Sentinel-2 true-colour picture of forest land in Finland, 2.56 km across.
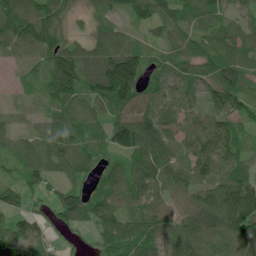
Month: June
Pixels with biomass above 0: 90%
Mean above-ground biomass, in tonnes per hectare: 87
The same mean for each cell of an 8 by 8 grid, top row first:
129 112 30 66 89 99 100 58
59 107 59 106 65 76 78 97
13 107 146 225 107 84 97 113
15 53 104 84 89 75 78 79
56 99 98 92 128 64 100 73
40 71 57 71 100 75 75 94
62 49 123 99 95 62 117 189
84 42 22 116 121 95 92 96
